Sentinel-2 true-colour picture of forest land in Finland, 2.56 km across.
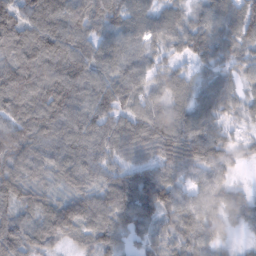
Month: February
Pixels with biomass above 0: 94%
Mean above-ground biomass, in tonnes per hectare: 74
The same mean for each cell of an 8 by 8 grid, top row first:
100 126 102 66 60 48 62 82
109 130 84 72 55 45 74 58
122 114 97 79 62 58 46 36
92 112 92 80 65 66 71 39
106 91 96 90 83 88 85 28
89 70 83 77 80 60 56 9
70 78 92 97 103 71 55 49
95 71 60 73 40 61 46 9
